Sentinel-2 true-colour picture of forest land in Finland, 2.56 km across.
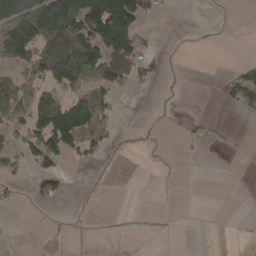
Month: April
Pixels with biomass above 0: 32%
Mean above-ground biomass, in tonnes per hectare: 38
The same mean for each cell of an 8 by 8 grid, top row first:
147 138 159 239 52 1 0 0
165 72 143 156 44 1 1 0
27 53 44 79 40 1 2 78
49 128 144 32 2 2 2 22
38 124 77 13 8 2 20 2
22 52 10 2 1 4 0 0
7 5 4 11 0 0 0 0
0 5 2 3 8 1 1 2
